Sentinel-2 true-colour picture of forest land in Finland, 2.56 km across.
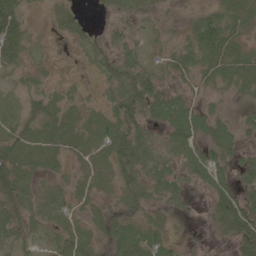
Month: May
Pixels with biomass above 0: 75%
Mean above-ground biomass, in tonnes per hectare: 33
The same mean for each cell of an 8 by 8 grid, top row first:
51 17 20 18 23 7 36 39
40 7 18 35 32 30 53 36
22 18 9 45 54 26 31 48
33 50 26 37 47 57 25 10
53 41 28 44 46 43 41 25
71 24 17 31 45 38 51 23
70 42 18 20 26 16 21 65
38 27 29 32 37 16 6 51
